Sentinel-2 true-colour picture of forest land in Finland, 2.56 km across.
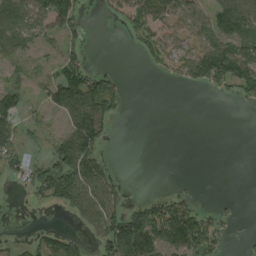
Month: August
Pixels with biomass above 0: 47%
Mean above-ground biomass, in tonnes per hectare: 51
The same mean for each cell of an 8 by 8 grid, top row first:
92 95 40 37 96 77 69 118
62 29 36 0 33 69 106 96
37 51 115 44 0 24 76 90
76 46 117 51 0 0 0 2
60 40 112 6 0 0 0 0
29 88 113 39 0 3 0 0
0 20 63 77 76 96 19 7
15 65 38 158 137 116 103 9
